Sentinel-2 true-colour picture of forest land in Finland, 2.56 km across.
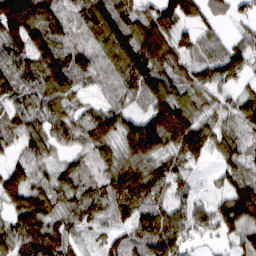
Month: March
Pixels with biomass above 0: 90%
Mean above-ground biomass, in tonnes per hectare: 80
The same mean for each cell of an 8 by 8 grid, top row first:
168 94 62 125 71 119 56 29
61 129 55 100 127 75 59 58
78 117 55 48 115 66 62 48
60 88 50 76 64 145 45 73
44 81 51 63 173 107 86 54
75 53 64 77 112 81 13 61
96 94 82 80 89 67 56 148
114 141 34 48 85 99 30 58
